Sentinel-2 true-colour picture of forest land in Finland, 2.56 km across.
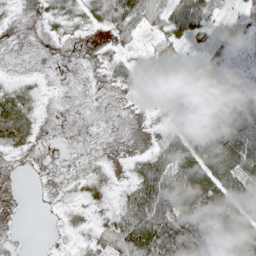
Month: May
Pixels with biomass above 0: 65%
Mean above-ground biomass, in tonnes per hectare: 45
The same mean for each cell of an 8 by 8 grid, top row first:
10 27 48 79 61 71 49 27
2 2 1 30 27 32 30 14
20 6 0 21 40 21 51 14
98 8 1 2 15 45 76 63
51 3 2 1 9 89 98 95
0 3 19 25 89 90 109 79
0 6 18 42 103 101 161 96
1 4 19 67 111 118 151 102
